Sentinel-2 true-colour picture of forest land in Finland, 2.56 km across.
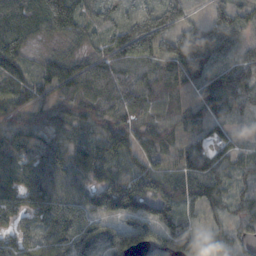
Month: October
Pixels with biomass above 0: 90%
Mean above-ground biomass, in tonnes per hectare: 79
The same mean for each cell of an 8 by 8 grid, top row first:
87 124 79 50 79 84 47 62
94 19 32 71 95 114 96 56
81 89 110 91 66 77 73 113
50 43 49 78 77 54 71 56
63 66 53 129 64 51 65 46
66 76 65 88 104 67 82 60
70 88 89 109 89 89 53 62
76 100 137 116 109 148 141 76
